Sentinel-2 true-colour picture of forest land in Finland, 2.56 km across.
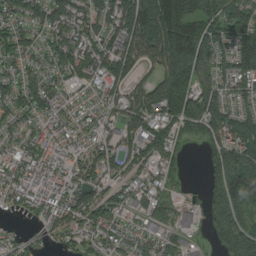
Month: August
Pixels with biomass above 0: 84%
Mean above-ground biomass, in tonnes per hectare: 104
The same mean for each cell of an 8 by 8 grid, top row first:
87 109 110 141 266 196 137 150
101 79 129 113 176 188 147 113
80 78 78 119 75 201 110 110
90 75 57 55 153 173 158 85
66 85 54 68 127 85 96 160
76 85 79 61 60 39 74 192
43 75 109 75 69 62 93 159
54 56 67 82 76 54 40 189
